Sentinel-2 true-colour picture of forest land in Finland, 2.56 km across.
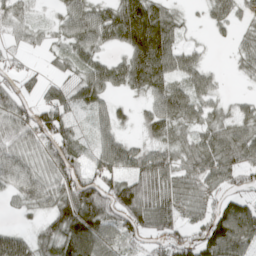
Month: April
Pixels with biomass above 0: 79%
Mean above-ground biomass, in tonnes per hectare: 58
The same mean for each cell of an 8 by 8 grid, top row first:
45 12 63 66 124 32 26 31
21 26 57 32 120 57 11 28
36 31 57 65 87 53 36 11
68 69 52 43 31 76 44 40
54 56 55 61 38 49 67 75
59 55 76 58 79 64 62 43
19 47 119 82 98 71 49 94
65 58 123 62 47 55 96 114
